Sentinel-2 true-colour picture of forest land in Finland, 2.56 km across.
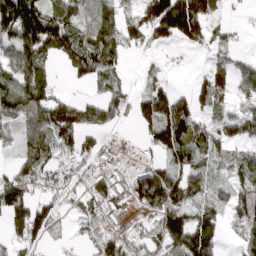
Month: March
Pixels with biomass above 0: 72%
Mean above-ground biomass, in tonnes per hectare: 87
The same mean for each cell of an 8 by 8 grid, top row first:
245 151 88 98 108 207 86 10
116 119 112 88 55 36 53 21
140 69 40 64 34 10 91 69
130 155 124 103 82 140 60 70
58 127 109 41 37 103 86 75
101 82 73 102 65 78 51 103
128 77 73 95 65 100 64 99
67 42 21 124 73 110 103 61
